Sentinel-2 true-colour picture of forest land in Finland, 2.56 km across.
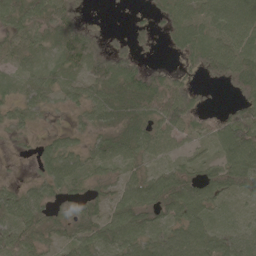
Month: May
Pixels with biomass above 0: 79%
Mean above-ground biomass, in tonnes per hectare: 50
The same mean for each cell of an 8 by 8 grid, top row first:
59 72 20 1 6 65 69 89
53 47 95 29 11 34 77 69
40 45 51 101 68 40 25 73
30 17 27 61 64 86 20 52
5 28 27 71 58 41 32 101
4 48 56 25 44 56 49 89
68 45 52 51 71 73 51 14
46 30 53 62 62 75 66 42
